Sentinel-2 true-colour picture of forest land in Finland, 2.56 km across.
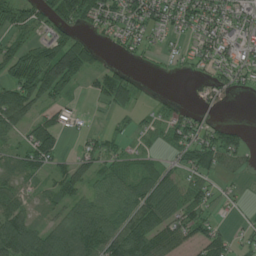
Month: July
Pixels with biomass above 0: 68%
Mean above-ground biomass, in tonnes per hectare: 53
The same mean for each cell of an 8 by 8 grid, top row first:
48 49 68 68 97 77 85 59
50 70 77 19 35 16 68 71
82 99 44 63 4 3 25 44
94 46 17 25 15 23 15 0
35 92 24 36 21 58 76 50
51 36 54 60 65 42 43 24
59 36 61 71 89 73 44 11
103 85 116 100 97 64 68 20
